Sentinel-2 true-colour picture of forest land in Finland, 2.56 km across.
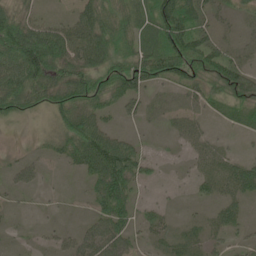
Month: June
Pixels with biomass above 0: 75%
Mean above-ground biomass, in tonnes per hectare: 41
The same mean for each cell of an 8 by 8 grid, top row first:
56 16 43 67 52 88 40 18
101 103 75 77 62 87 57 15
85 89 71 72 64 52 70 69
51 43 78 28 22 13 18 38
5 23 81 74 13 8 21 3
21 6 19 99 27 2 26 51
5 2 2 72 14 4 11 23
5 7 35 67 16 28 28 12
